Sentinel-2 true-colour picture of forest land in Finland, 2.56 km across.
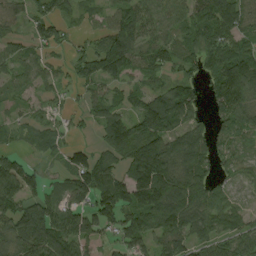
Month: August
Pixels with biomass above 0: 80%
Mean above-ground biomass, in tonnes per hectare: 80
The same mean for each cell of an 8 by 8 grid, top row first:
27 75 33 68 97 60 104 92
42 50 26 142 69 65 92 72
45 46 58 57 41 72 67 154
23 43 28 61 116 139 42 107
23 41 28 93 156 99 85 46
127 31 118 97 168 133 76 26
100 101 88 136 156 152 109 44
88 122 96 40 88 75 74 86
